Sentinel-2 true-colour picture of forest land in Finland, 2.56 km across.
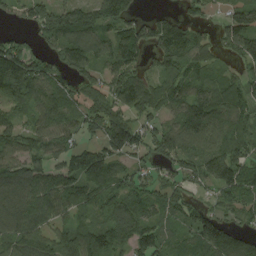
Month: August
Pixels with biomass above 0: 84%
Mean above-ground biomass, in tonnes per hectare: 108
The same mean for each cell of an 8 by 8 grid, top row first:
64 162 159 158 52 46 44 147
104 86 157 116 94 135 92 136
182 129 97 99 92 98 84 86
69 108 86 125 87 83 139 103
105 121 76 138 94 136 123 116
138 109 130 118 81 101 150 119
124 106 90 109 96 89 71 99
109 98 116 118 127 52 129 78
